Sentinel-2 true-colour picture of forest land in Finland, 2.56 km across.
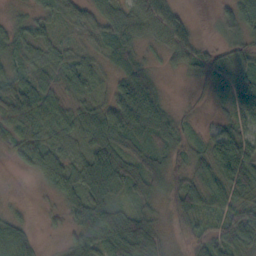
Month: October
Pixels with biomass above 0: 89%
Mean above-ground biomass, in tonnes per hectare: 50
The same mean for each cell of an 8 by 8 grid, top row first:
19 39 33 50 68 40 4 80
40 42 24 50 29 57 26 40
46 27 49 28 87 7 59 86
44 42 34 68 137 26 8 92
41 56 39 71 56 44 39 80
6 58 62 92 88 51 54 95
9 12 66 61 41 49 47 64
57 5 44 77 111 16 64 96
